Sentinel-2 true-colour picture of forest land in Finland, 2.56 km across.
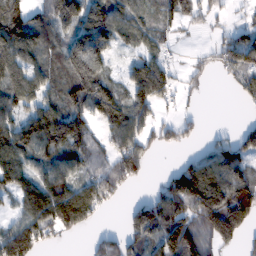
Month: February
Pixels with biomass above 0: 71%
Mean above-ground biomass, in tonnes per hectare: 94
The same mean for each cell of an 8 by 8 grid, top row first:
132 113 155 133 81 77 45 22
132 85 147 74 68 14 28 137
116 92 182 71 196 53 22 77
84 110 106 156 90 30 4 7
119 123 121 82 75 50 39 87
108 112 83 123 35 89 110 115
53 169 170 23 97 137 168 167
154 52 10 75 108 150 96 70
